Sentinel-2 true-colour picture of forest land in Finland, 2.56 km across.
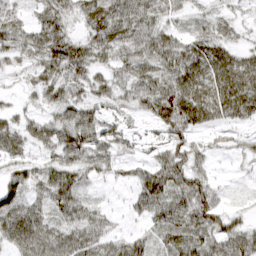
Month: March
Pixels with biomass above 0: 84%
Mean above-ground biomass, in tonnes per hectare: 39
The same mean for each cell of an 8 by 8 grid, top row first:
27 42 35 54 51 19 24 18
41 64 52 47 54 50 47 26
12 38 42 41 44 52 52 57
17 23 35 21 36 79 51 47
31 16 25 24 17 44 22 25
43 44 39 16 43 61 32 8
63 41 46 10 40 52 62 16
55 61 57 37 30 48 51 59
